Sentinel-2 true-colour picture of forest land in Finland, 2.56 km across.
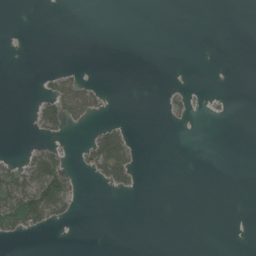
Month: June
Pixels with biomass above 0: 12%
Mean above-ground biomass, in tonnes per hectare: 11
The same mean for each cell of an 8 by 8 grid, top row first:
0 0 0 0 0 0 0 0
0 0 0 0 0 0 0 0
0 18 27 0 0 0 0 0
0 54 50 2 0 10 3 0
0 19 6 95 1 0 0 0
41 102 8 51 2 0 0 0
88 92 6 0 0 0 0 0
10 1 0 0 0 0 0 0
